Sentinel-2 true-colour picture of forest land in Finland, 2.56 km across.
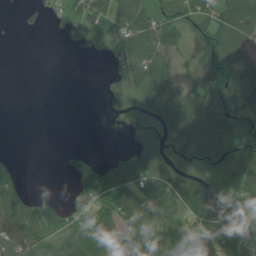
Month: July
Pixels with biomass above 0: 61%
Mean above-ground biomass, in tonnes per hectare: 42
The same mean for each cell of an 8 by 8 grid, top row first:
7 13 53 54 52 61 48 73
0 0 23 39 69 38 41 42
0 0 0 34 64 42 50 58
0 0 0 4 26 72 74 61
0 0 3 0 24 48 75 86
33 0 56 56 67 62 39 58
62 45 17 76 73 54 69 58
94 52 55 48 73 43 65 81
